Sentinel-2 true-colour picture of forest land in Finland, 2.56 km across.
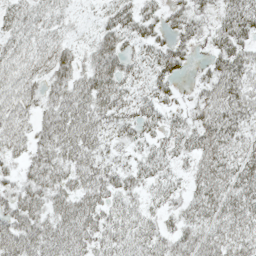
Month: May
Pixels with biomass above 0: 85%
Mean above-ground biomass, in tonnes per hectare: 36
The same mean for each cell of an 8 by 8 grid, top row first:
34 31 8 33 35 29 25 53
34 38 21 47 29 35 20 46
44 36 39 54 25 24 30 46
45 37 48 41 30 18 37 45
32 45 49 21 25 27 45 36
26 49 40 33 28 18 46 46
46 42 49 33 24 24 43 46
54 49 44 35 38 34 36 38
